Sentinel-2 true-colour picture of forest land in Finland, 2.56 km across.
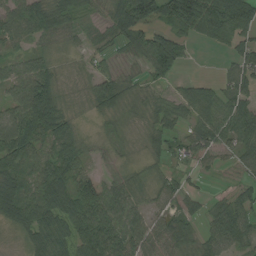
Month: August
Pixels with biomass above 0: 84%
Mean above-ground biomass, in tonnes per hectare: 59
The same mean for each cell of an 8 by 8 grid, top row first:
79 84 46 70 109 96 103 90
32 27 23 24 68 89 13 48
75 81 25 55 35 34 22 73
78 127 18 48 39 49 67 61
118 66 50 22 27 39 64 64
82 91 73 22 20 29 12 23
113 104 100 72 41 36 33 64
16 87 81 89 80 54 51 57
